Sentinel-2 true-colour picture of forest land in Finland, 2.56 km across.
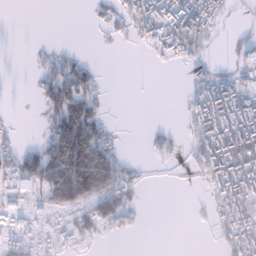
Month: January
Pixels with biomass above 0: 46%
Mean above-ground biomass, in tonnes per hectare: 57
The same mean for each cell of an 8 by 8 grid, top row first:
0 0 0 35 98 119 91 8
0 15 5 5 28 110 24 51
0 69 97 3 1 6 87 83
3 47 139 6 0 3 148 145
41 101 193 56 10 28 126 165
120 120 177 105 13 3 82 149
77 59 69 92 20 0 27 117
71 47 48 8 0 0 3 103
